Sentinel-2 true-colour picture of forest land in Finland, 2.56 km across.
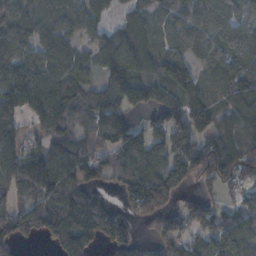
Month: November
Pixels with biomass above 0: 81%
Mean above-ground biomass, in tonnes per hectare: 93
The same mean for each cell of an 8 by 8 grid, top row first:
92 94 73 31 54 65 96 72
100 91 55 125 85 64 85 100
128 95 85 137 113 161 60 114
109 121 89 131 58 137 99 88
101 72 99 90 124 177 102 73
111 162 106 58 103 128 109 66
74 87 135 50 87 36 75 65
99 48 99 94 24 71 86 104
